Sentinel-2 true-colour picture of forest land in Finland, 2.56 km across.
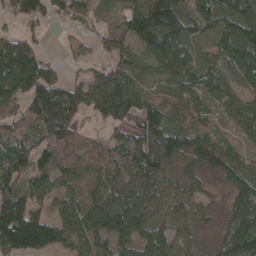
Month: April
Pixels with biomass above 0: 85%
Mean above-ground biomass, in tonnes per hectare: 87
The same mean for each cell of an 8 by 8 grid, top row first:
66 59 51 32 136 128 95 114
115 15 18 58 87 125 29 129
174 98 49 94 34 67 69 64
50 179 89 95 84 57 50 75
98 108 77 56 95 103 106 43
97 85 52 76 111 59 52 84
171 61 83 137 118 71 37 99
200 151 83 104 99 97 21 161
